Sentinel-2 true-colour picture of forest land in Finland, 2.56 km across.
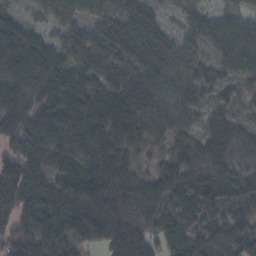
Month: November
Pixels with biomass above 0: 95%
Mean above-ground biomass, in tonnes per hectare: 76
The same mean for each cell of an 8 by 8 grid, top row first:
50 48 56 67 72 33 53 51
141 79 90 110 92 66 70 106
64 92 82 89 89 72 52 52
80 77 105 123 102 69 37 27
65 133 101 118 59 44 42 34
142 88 133 107 43 77 42 45
96 97 112 90 64 51 57 37
68 81 70 96 66 64 53 75
